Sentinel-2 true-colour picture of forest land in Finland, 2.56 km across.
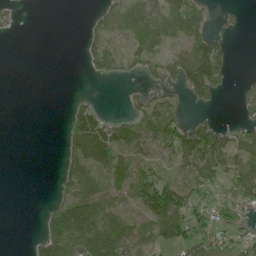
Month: June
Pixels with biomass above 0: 50%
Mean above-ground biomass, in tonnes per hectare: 42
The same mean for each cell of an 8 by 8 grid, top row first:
12 0 1 50 69 82 27 6
0 0 22 40 40 50 97 0
0 0 1 22 24 58 134 8
0 0 52 8 55 32 16 21
0 0 85 95 56 89 111 74
0 0 55 60 73 58 84 93
0 17 73 52 70 112 46 51
0 82 79 62 30 74 62 49
